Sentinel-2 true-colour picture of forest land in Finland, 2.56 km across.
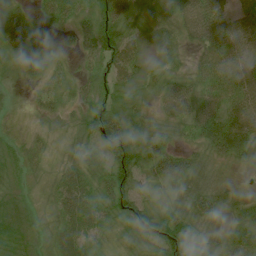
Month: July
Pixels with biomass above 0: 94%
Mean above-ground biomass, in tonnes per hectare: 43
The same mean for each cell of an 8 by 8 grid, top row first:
41 33 36 58 22 36 71 62
53 53 34 63 34 38 52 69
18 28 21 40 27 35 54 66
8 17 34 61 35 45 49 62
20 12 29 92 56 29 55 68
23 17 47 58 43 65 38 15
31 17 63 43 61 34 51 52
35 22 50 18 46 68 37 80
